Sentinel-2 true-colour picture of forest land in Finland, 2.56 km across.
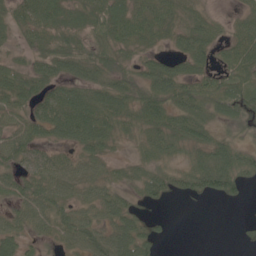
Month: June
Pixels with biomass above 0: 81%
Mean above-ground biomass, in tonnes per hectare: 47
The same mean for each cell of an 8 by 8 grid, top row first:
45 56 42 72 56 47 39 28
23 46 42 50 34 34 59 61
67 60 54 49 49 78 42 60
48 65 90 70 59 62 44 47
62 41 57 34 48 50 57 36
47 63 50 28 53 44 92 57
38 56 46 59 23 0 1 2
52 23 58 70 60 2 0 6
